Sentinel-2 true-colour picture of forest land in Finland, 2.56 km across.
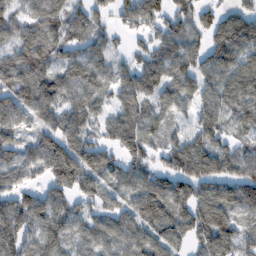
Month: February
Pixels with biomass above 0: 86%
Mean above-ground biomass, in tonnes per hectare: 101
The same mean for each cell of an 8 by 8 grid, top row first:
78 90 90 62 108 101 67 95
87 105 84 54 55 98 98 134
106 119 118 77 128 106 88 132
102 96 119 68 98 59 101 94
75 107 117 77 108 92 124 74
74 83 131 90 115 144 155 125
113 115 62 72 131 119 174 115
127 108 74 93 102 86 137 103
